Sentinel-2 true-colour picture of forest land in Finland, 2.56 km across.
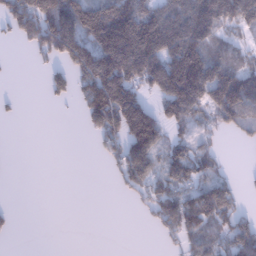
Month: January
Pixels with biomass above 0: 54%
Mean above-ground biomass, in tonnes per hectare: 91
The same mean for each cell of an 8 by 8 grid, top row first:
151 197 206 201 192 157 188 192
11 135 157 222 277 178 127 73
1 55 97 197 140 226 190 159
11 0 39 195 149 126 85 150
0 0 0 77 171 52 38 21
0 0 0 24 91 75 93 16
6 0 0 0 37 149 173 58
3 0 0 0 0 53 73 140
